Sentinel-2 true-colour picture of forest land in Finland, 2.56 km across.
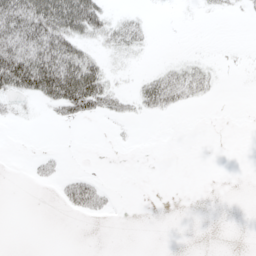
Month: May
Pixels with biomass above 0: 25%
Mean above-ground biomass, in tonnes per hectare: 18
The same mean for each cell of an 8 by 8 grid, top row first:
92 99 103 21 8 1 4 3
97 96 42 19 12 0 0 1
91 108 112 17 15 35 19 0
9 9 40 20 14 15 0 0
0 0 0 2 0 0 0 0
0 11 17 0 0 0 0 0
0 0 32 9 0 0 0 0
0 0 0 0 0 0 0 0
